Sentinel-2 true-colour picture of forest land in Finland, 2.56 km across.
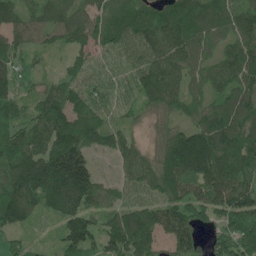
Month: May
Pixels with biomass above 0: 93%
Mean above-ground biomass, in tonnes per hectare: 118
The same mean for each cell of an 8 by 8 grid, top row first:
97 118 108 102 84 140 153 123
102 59 82 98 139 144 85 139
88 51 87 89 138 106 104 136
85 137 123 92 65 75 115 158
137 144 161 100 52 143 164 168
166 215 221 33 125 175 158 136
169 89 143 86 106 141 129 135
48 15 141 122 127 130 70 161
